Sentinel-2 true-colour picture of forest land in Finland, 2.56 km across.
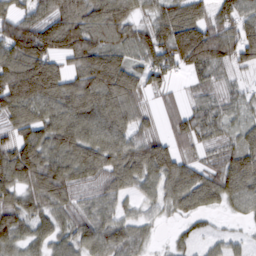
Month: March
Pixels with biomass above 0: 89%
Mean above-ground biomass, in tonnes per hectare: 88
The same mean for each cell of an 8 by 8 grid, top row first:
81 99 124 117 53 119 75 104
139 137 138 106 104 156 164 96
149 199 102 164 84 30 49 28
100 85 123 120 48 44 62 46
94 94 120 101 90 56 46 68
105 119 82 78 100 109 75 130
89 76 54 54 41 54 55 48
74 69 86 89 45 25 36 28
